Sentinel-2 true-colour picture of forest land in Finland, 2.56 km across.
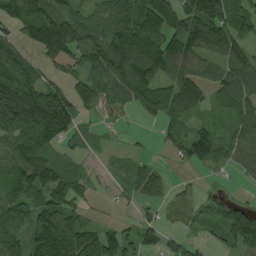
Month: August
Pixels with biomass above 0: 77%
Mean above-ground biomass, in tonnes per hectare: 90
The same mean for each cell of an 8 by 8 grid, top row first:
111 140 87 106 128 132 174 114
83 148 116 158 165 125 103 95
173 66 76 120 117 96 69 133
196 252 78 24 43 66 33 79
106 129 33 9 9 57 104 84
98 119 44 25 73 12 9 27
125 139 52 8 30 68 60 71
109 126 126 80 70 37 25 106
